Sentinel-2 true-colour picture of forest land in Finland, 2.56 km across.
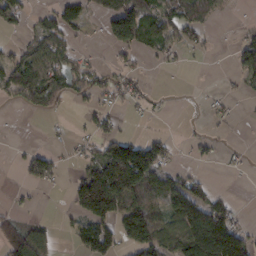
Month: February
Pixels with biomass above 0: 45%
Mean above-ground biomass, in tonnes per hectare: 48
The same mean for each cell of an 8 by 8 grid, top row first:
43 41 60 80 117 71 37 2
29 94 19 36 56 40 17 45
97 104 50 39 19 0 0 24
8 44 9 23 11 1 15 6
4 10 19 73 87 12 14 4
5 56 49 165 139 45 12 5
16 1 69 105 92 78 87 14
104 40 44 56 100 82 175 90
